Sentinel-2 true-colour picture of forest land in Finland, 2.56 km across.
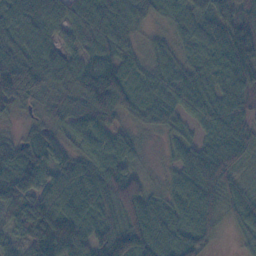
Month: November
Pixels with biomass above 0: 95%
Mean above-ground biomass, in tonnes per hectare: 74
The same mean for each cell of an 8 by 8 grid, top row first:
69 78 77 99 48 56 87 101
70 65 62 79 25 38 73 117
141 67 82 116 54 66 58 77
23 27 68 120 55 58 68 65
47 71 42 73 16 35 70 86
120 77 82 94 35 42 111 42
93 95 114 96 96 68 99 71
56 143 97 132 106 89 45 22
